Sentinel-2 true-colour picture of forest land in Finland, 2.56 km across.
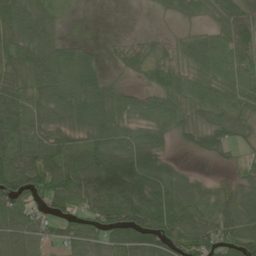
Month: June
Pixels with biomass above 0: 82%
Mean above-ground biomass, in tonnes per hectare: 69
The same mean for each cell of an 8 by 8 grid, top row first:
120 79 3 0 1 37 32 65
99 88 43 16 40 30 66 80
74 105 112 29 33 68 65 68
107 73 113 115 58 74 76 57
83 72 59 105 83 16 51 29
104 82 87 124 117 49 11 20
101 54 49 122 133 88 57 82
83 52 75 82 111 76 63 92
